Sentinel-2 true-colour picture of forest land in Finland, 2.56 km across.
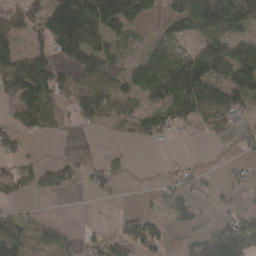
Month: March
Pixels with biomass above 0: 57%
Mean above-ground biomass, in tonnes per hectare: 50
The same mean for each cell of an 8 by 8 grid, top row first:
49 113 160 159 57 54 121 95
52 60 114 43 20 40 61 49
98 107 42 53 83 127 103 96
43 58 36 45 45 64 60 44
35 3 1 4 19 8 5 15
45 48 24 36 0 24 13 25
14 2 0 2 10 45 11 27
81 39 31 41 67 4 57 90
